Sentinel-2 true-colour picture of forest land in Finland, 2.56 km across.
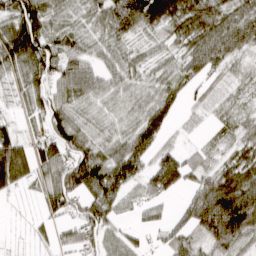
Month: March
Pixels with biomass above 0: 81%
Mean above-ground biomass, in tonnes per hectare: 56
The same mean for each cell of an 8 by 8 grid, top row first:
98 63 30 76 118 89 88 75
108 97 54 46 23 34 78 58
34 83 76 45 32 35 34 27
16 74 35 23 57 33 23 32
69 69 69 46 79 25 18 40
76 53 106 90 58 88 48 92
3 38 63 60 31 5 80 189
2 21 55 44 21 46 73 65
